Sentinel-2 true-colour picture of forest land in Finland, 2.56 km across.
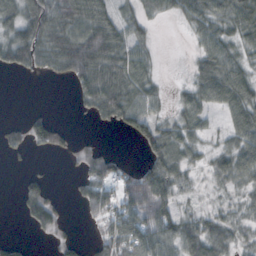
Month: October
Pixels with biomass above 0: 66%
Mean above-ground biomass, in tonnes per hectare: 51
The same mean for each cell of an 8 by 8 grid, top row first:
73 100 92 52 37 32 68 72
113 92 124 100 33 0 53 41
4 13 74 97 61 4 78 68
0 14 14 79 59 32 40 67
33 62 13 2 53 71 22 57
6 17 30 64 70 75 26 53
15 62 24 87 116 56 17 27
13 12 16 85 85 77 82 35
